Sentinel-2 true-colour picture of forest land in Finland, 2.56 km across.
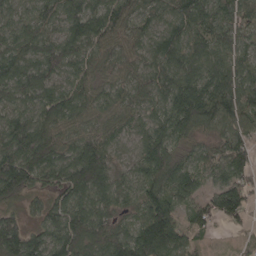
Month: April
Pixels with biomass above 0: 95%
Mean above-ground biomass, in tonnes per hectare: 94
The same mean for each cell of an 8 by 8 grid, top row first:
70 76 121 106 64 89 104 88
95 90 98 73 74 96 94 65
106 89 84 66 86 126 127 102
84 103 90 71 77 146 126 109
130 119 97 61 82 79 57 80
179 99 182 101 95 107 66 73
53 72 107 78 84 76 60 105
130 102 147 124 147 114 21 16
